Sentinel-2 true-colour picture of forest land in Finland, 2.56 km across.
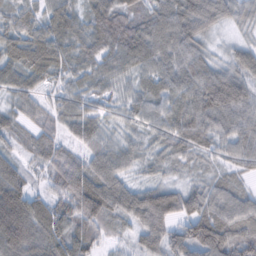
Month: February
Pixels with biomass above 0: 96%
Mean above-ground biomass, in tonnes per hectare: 72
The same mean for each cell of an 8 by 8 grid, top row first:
70 72 58 98 63 93 83 51
89 104 66 77 95 83 37 39
71 56 52 58 56 71 91 76
56 52 68 40 59 67 89 88
42 69 57 52 45 66 51 72
81 46 96 83 30 29 35 35
158 71 106 84 125 86 79 67
134 91 80 36 68 90 135 80
